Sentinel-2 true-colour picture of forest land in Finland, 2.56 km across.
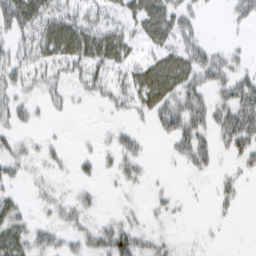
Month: February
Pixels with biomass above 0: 56%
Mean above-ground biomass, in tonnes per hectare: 26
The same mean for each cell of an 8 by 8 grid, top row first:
54 48 38 24 53 42 4 22
23 43 56 55 21 39 25 9
27 25 27 30 50 59 33 36
27 11 3 12 23 49 38 58
21 11 3 20 12 26 26 40
20 13 13 16 15 3 10 18
27 16 24 5 10 10 4 11
50 29 28 62 31 11 5 0
